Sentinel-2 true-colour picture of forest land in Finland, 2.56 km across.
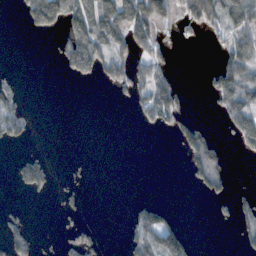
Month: November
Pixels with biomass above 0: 29%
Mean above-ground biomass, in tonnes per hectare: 41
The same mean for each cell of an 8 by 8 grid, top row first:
7 115 122 108 118 59 97 88
0 3 137 93 40 16 13 79
20 0 28 59 69 36 30 103
70 0 0 0 49 84 6 93
30 0 0 0 0 29 88 46
45 60 8 0 0 0 93 0
11 0 22 0 44 8 5 45
74 3 68 0 80 86 0 22
